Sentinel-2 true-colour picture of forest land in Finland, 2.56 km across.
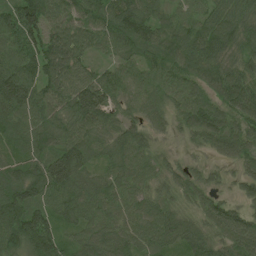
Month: June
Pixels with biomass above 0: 96%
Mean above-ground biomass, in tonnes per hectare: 79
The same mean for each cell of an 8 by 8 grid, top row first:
101 102 84 101 84 55 62 87
86 94 81 66 77 79 92 88
129 92 80 71 65 72 79 99
105 94 111 60 61 50 78 82
73 82 94 72 68 13 51 69
78 126 92 62 68 55 36 43
110 74 92 80 74 52 75 51
101 114 66 101 81 68 63 95
